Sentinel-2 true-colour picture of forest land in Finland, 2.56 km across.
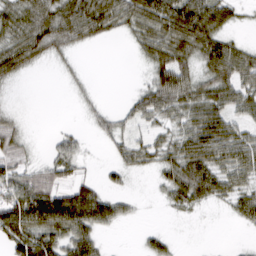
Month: March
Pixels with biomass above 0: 66%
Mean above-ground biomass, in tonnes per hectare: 42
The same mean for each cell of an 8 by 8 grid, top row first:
64 70 84 69 79 85 79 17
68 53 24 1 42 75 67 38
20 0 9 0 14 76 53 63
10 0 6 16 47 55 75 45
44 8 18 20 31 52 79 64
54 52 22 14 10 65 74 50
85 91 86 45 2 26 16 40
74 70 69 3 14 9 0 1
